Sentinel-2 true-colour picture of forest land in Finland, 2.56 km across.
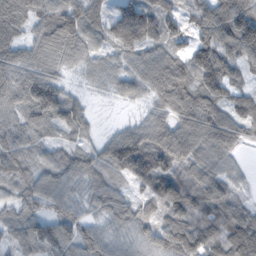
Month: November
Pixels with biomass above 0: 91%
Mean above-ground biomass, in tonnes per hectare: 76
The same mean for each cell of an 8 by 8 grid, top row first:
105 66 97 64 111 56 94 132
80 76 74 55 86 46 116 121
80 86 22 52 78 109 119 56
70 97 51 2 29 79 95 88
68 42 40 73 101 100 88 50
57 68 66 58 99 81 74 29
66 62 48 68 48 91 77 61
56 107 90 58 67 138 110 122
